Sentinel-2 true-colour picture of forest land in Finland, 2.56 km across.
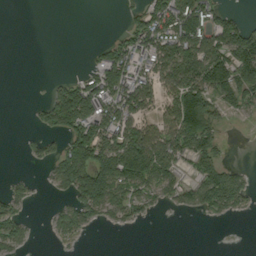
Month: September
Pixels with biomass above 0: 50%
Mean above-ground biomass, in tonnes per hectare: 64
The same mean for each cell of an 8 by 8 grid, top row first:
0 0 0 0 82 175 108 34
0 0 0 68 85 127 131 163
0 9 61 118 70 127 158 123
0 79 179 100 72 133 100 28
1 27 160 114 169 103 85 0
13 22 161 174 138 53 115 50
42 8 80 67 25 18 67 38
44 5 13 0 0 0 0 0
